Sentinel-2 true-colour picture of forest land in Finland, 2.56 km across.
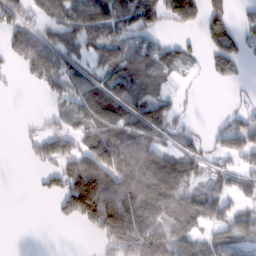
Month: February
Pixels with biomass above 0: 62%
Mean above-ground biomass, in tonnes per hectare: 69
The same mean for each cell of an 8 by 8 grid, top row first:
54 42 92 97 99 84 103 26
71 101 66 93 75 56 58 67
5 82 78 81 89 23 14 17
0 14 60 103 113 36 0 29
2 61 56 120 93 44 24 74
0 30 171 152 178 140 45 51
0 3 154 210 137 130 82 41
0 0 0 103 117 95 65 88
